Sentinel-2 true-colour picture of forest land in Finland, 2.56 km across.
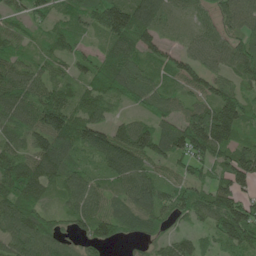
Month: June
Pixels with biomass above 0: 91%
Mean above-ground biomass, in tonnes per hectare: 81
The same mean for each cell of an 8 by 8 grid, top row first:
38 46 66 120 103 35 40 83
56 52 42 82 89 35 61 74
102 68 57 106 88 70 72 63
88 134 78 35 42 62 123 119
70 111 104 119 117 127 175 77
128 96 78 69 88 45 55 98
126 47 92 60 103 81 97 106
105 115 44 66 48 51 37 109
